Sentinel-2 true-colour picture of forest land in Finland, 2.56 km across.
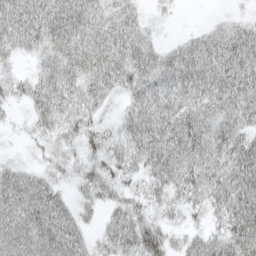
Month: April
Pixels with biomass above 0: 88%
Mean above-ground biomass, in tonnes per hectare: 48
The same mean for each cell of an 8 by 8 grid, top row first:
58 55 52 41 22 8 4 14
39 48 62 60 43 28 56 65
38 55 55 52 53 53 64 68
13 55 50 20 58 61 55 59
8 28 43 40 59 62 55 59
54 40 35 45 38 58 60 75
63 72 33 36 46 34 46 78
61 69 50 53 88 28 46 77
